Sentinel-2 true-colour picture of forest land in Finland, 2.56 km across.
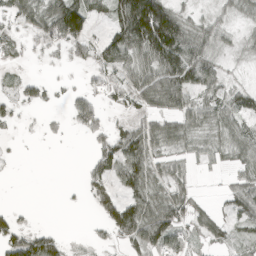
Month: April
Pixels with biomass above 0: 63%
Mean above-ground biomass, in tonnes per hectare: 45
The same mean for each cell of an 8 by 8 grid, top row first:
39 78 110 59 209 72 25 24
14 26 35 70 106 144 60 15
14 14 8 34 68 108 73 10
19 8 47 15 39 61 49 57
3 4 2 63 77 38 26 50
2 0 16 57 67 38 7 33
13 0 4 74 74 72 23 58
72 76 4 31 95 55 32 23
